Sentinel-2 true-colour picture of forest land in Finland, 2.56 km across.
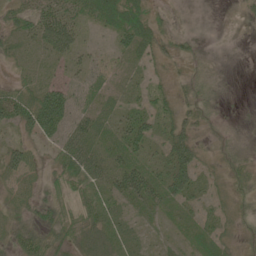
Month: June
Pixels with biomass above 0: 72%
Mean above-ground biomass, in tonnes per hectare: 24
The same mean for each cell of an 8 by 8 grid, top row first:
26 43 29 51 39 6 0 5
18 32 24 16 34 22 4 1
12 19 14 11 13 10 15 1
58 90 22 18 28 26 11 3
24 17 39 29 36 47 11 16
30 15 35 42 52 52 15 14
18 25 22 26 26 21 15 13
27 28 25 25 10 9 29 16
